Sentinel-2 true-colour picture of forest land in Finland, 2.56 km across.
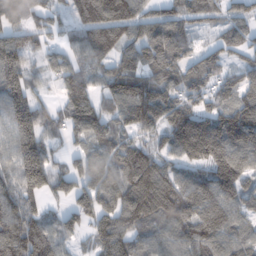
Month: February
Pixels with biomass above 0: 87%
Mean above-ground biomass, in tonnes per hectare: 121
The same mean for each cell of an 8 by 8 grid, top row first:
105 91 105 179 104 117 80 88
144 68 97 127 129 121 54 90
166 50 103 132 145 110 84 88
172 90 171 83 120 146 114 157
140 100 56 95 94 147 198 146
132 158 107 127 215 111 117 92
144 72 110 150 204 148 139 83
182 141 47 183 98 109 139 105
